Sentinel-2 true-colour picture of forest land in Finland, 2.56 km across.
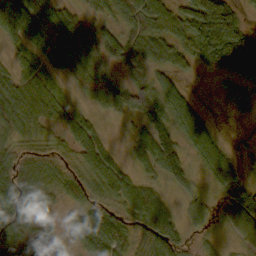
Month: October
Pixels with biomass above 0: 77%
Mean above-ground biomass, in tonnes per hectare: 56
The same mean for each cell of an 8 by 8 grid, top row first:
86 90 43 42 102 69 160 52
20 67 84 67 76 66 128 147
51 34 39 50 48 38 4 89
71 57 21 24 81 79 17 40
43 30 50 13 47 67 84 6
91 62 41 55 22 54 45 62
89 32 37 44 71 18 24 96
79 13 46 73 40 44 14 25
